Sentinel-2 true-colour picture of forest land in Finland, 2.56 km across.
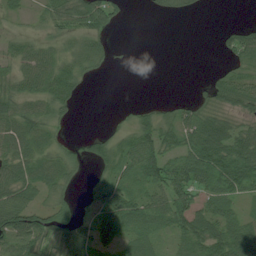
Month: July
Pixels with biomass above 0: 66%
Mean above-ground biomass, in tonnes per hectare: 43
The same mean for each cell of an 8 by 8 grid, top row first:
17 38 72 48 3 22 2 0
33 34 38 14 0 0 0 61
48 72 38 1 0 0 14 52
56 48 9 2 19 33 39 51
56 30 18 41 80 46 108 84
66 54 18 42 67 75 83 106
99 48 20 73 66 80 51 23
63 56 65 36 50 34 82 88
